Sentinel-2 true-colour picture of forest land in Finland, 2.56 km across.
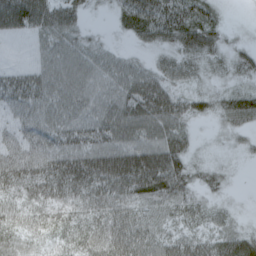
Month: April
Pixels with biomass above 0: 90%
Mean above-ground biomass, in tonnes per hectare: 46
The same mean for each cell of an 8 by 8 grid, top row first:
103 73 33 17 73 72 44 3
3 38 39 17 23 48 50 25
46 48 45 42 54 40 24 29
34 46 43 52 72 52 26 60
38 42 51 53 60 59 10 19
62 71 79 90 96 74 29 4
45 49 43 50 42 46 29 7
41 38 48 62 56 50 44 61
